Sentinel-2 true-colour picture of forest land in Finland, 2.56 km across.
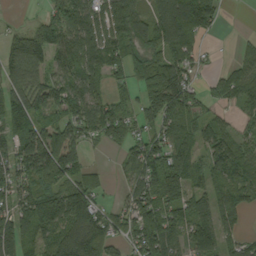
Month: September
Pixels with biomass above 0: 81%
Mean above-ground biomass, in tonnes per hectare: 97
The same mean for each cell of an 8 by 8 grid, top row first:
6 48 123 138 89 162 144 0
83 92 129 99 95 114 18 29
99 73 90 52 101 144 28 92
133 78 109 91 71 144 53 41
86 138 81 50 105 123 91 77
109 158 88 18 110 151 97 99
115 182 203 40 138 121 97 98
119 94 187 76 135 89 134 61
